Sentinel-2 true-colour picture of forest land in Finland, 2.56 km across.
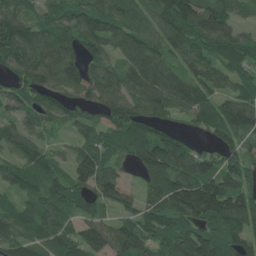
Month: June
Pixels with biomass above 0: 89%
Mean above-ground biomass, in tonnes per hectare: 96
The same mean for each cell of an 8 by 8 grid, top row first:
120 69 98 112 75 168 149 59
136 102 84 73 107 80 71 88
83 103 105 80 123 102 89 78
73 100 63 111 108 63 92 121
80 38 63 82 138 120 35 75
77 83 98 78 55 128 128 104
71 91 70 53 71 135 175 126
97 91 90 105 121 143 141 102
